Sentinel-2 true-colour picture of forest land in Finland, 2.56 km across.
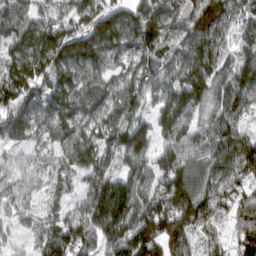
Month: March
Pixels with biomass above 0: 92%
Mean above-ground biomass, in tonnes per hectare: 117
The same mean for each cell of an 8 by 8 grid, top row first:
98 67 125 148 173 114 189 88
113 201 164 117 133 105 127 77
188 150 102 77 108 116 142 130
154 113 97 100 81 135 90 119
62 67 115 108 138 112 115 146
50 53 79 108 102 214 110 110
52 29 77 210 151 238 140 97
23 88 125 127 201 172 71 74
